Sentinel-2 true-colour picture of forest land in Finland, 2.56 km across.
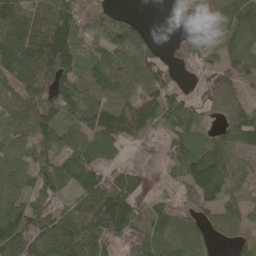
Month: May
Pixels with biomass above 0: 81%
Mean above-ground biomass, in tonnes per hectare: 92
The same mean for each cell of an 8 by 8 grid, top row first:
134 124 104 55 14 37 108 117
151 194 95 105 72 50 62 89
123 122 104 119 107 47 37 58
93 126 141 133 120 98 33 66
70 102 101 101 32 73 76 82
98 116 129 67 23 58 168 67
85 88 94 163 62 72 76 66
140 150 154 83 78 89 54 55
